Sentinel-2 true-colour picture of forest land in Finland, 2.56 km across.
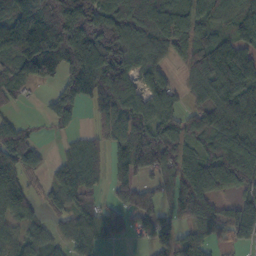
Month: October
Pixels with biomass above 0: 77%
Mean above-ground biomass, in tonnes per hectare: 87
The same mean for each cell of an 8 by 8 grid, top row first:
152 190 181 114 133 123 60 83
118 197 179 133 85 80 87 91
73 62 162 125 69 35 109 132
20 53 37 98 78 89 96 94
110 4 51 65 138 96 66 104
100 28 93 58 53 90 99 105
92 39 45 36 83 72 79 68
64 57 92 25 41 68 58 52
